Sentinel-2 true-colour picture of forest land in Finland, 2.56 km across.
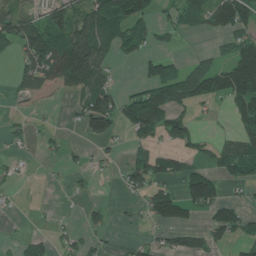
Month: June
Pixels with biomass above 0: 47%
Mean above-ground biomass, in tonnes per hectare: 52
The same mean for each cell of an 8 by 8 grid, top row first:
77 63 80 125 75 35 70 86
67 126 175 71 50 11 12 79
38 76 137 41 54 103 100 129
8 5 54 95 147 60 9 64
11 15 11 24 36 45 27 60
13 2 13 8 79 55 75 55
3 0 10 13 31 93 69 47
12 30 34 8 18 54 42 37
